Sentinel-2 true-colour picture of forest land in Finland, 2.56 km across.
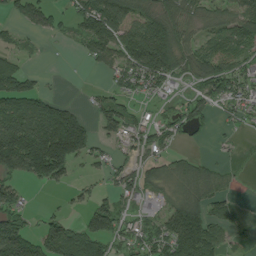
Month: July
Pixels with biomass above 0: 64%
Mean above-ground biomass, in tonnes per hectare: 76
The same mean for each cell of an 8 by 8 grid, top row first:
45 72 70 148 91 77 54 87
35 3 27 100 163 113 68 70
123 8 1 36 91 51 104 91
149 129 40 77 24 48 54 60
198 246 163 38 64 37 14 10
99 126 19 42 60 63 61 22
74 10 27 65 23 79 82 25
171 123 160 81 73 144 129 26
